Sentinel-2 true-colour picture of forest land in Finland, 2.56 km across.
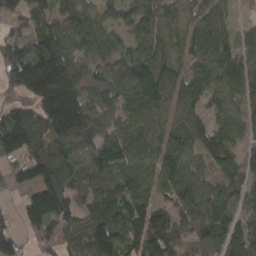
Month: March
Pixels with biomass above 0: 89%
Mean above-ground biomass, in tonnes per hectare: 98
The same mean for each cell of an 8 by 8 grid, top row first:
90 94 96 42 87 65 84 22
86 158 66 55 79 46 101 98
160 296 98 95 126 87 86 105
116 177 176 80 126 68 57 63
165 143 76 103 122 75 88 53
61 152 94 84 100 101 56 71
28 184 87 107 103 76 96 59
67 86 108 145 129 74 75 110
